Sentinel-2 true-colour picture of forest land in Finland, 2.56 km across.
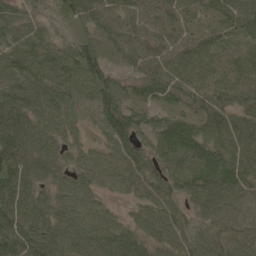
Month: May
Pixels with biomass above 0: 96%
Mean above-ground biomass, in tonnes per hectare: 89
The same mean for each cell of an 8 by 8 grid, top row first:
57 22 93 95 68 72 67 112
82 78 92 99 76 75 87 65
92 102 103 69 75 72 78 86
141 110 87 116 61 66 96 72
149 83 37 71 60 117 101 98
133 73 63 77 86 89 117 118
142 85 108 39 77 74 100 124
113 114 112 130 90 94 87 103
